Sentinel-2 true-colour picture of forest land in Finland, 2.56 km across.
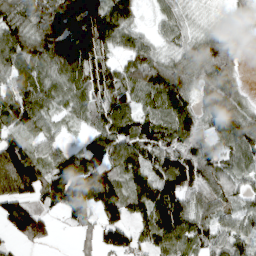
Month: March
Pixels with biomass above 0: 88%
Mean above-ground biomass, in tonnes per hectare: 84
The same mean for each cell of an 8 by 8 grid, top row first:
94 126 156 121 16 49 10 20
117 106 142 67 67 54 88 32
82 83 88 81 97 128 92 44
101 70 51 114 75 121 109 92
72 54 30 107 105 91 83 110
179 74 117 79 95 149 91 68
100 52 119 111 113 130 81 55
42 33 22 39 54 116 69 70
